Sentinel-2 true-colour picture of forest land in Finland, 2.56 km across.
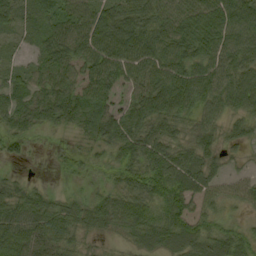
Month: September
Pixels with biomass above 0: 87%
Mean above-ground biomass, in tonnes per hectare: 56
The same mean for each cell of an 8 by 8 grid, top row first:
44 61 70 84 87 72 76 81
15 61 70 81 81 77 68 79
45 64 55 61 71 80 75 78
67 62 62 54 77 67 50 53
29 6 16 58 80 53 50 34
13 3 19 29 63 75 57 24
60 57 44 64 62 60 36 22
82 74 36 19 51 66 57 47
